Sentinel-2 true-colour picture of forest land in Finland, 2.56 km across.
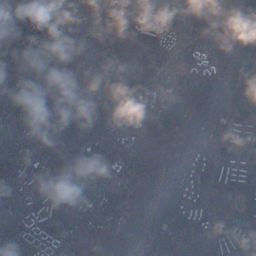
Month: December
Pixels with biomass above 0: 90%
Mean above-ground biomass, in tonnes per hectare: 101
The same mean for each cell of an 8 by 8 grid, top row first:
94 81 58 93 114 95 89 150
57 91 44 115 139 83 72 145
124 200 155 107 89 60 147 140
72 84 95 70 77 126 158 91
94 77 88 89 138 133 144 115
96 88 83 66 67 109 137 124
84 114 82 75 54 97 119 110
122 135 137 20 54 63 115 126
